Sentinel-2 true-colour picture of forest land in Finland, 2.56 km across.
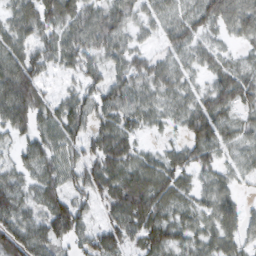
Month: February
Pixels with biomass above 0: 87%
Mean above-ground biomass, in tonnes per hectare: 48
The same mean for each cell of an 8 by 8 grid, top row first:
46 55 57 58 36 36 60 59
51 43 54 46 23 42 28 17
96 29 33 45 43 44 26 55
74 46 56 57 41 32 62 31
31 45 49 62 17 21 56 33
36 44 61 70 65 54 27 28
65 62 64 53 83 45 37 36
88 66 42 60 54 49 41 37
